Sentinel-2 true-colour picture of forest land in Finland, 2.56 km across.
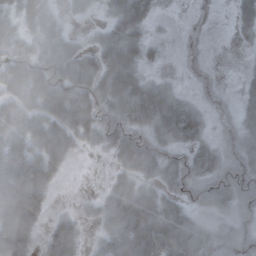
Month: October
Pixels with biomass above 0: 68%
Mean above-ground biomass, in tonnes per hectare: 38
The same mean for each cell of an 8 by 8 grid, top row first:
40 45 10 32 39 3 4 42
34 40 26 52 34 3 3 10
59 64 56 61 34 6 6 11
44 51 64 40 54 59 16 29
52 60 24 37 45 32 26 24
87 51 0 14 30 45 38 42
94 26 8 42 63 37 27 28
75 35 28 46 80 79 42 32
